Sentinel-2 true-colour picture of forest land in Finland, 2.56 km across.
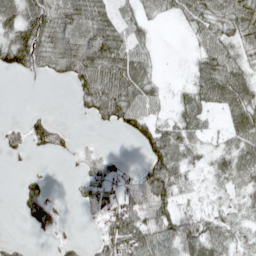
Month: May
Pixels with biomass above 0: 66%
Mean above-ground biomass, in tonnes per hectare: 51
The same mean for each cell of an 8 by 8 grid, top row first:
73 100 92 52 37 32 68 72
113 92 124 100 33 0 53 41
4 13 74 97 61 4 78 68
0 14 14 79 59 32 40 67
33 62 13 2 53 71 22 57
6 17 30 64 70 75 26 53
15 62 24 87 116 56 17 27
13 12 16 85 85 77 82 35
